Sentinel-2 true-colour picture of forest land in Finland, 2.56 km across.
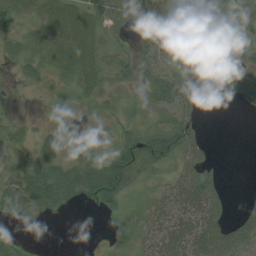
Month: July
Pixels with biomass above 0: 72%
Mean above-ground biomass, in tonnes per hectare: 39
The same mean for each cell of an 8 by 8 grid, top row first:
45 42 55 70 77 52 74 49
17 37 57 31 45 43 49 42
8 15 42 32 41 83 31 64
2 11 16 15 33 71 3 7
19 24 29 23 63 86 23 0
31 55 56 92 30 34 56 0
22 33 12 32 33 53 78 19
31 1 0 28 38 68 90 96
